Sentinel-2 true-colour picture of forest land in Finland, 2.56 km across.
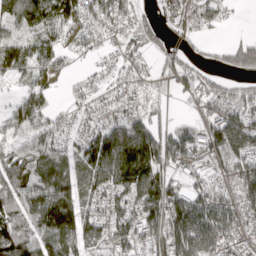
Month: March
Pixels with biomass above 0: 81%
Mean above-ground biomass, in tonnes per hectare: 99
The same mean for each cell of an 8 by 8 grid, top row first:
106 114 94 86 38 101 84 5
119 82 40 33 52 66 16 99
45 56 26 36 40 55 62 59
73 73 45 69 70 14 75 130
61 99 94 191 203 116 152 180
136 115 93 154 193 90 88 139
97 196 111 109 145 156 160 128
132 141 121 127 110 154 148 127
